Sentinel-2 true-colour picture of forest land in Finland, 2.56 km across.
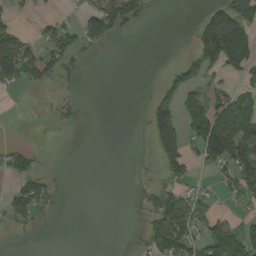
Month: August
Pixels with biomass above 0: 39%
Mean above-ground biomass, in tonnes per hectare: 40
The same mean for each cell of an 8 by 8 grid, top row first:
23 15 30 104 22 0 62 94
114 73 36 8 0 3 110 107
62 70 1 0 1 63 40 33
0 2 0 0 18 88 100 103
16 2 0 0 3 95 148 112
52 26 0 0 1 43 10 99
79 29 0 0 21 100 37 20
3 0 0 0 30 118 63 90
